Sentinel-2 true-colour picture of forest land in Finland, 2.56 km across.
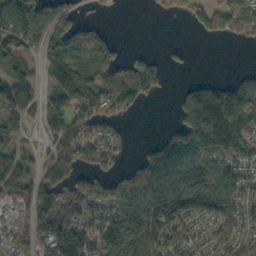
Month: October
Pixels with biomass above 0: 67%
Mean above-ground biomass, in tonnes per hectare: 85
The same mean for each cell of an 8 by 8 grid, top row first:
120 65 31 3 2 16 81 106
89 107 128 76 8 14 0 7
88 63 158 120 105 3 26 50
75 108 100 70 9 53 259 220
34 40 70 66 15 139 218 126
90 63 62 51 143 138 106 89
34 100 90 100 144 140 147 95
52 112 107 103 129 71 90 92
